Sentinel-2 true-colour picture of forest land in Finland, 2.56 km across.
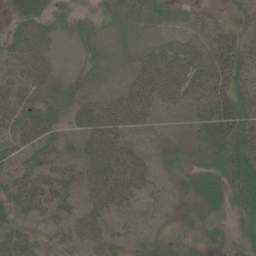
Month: June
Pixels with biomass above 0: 71%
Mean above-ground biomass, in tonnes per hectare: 33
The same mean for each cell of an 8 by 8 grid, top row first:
36 35 22 20 31 21 15 21
38 26 12 6 33 47 32 38
25 21 16 12 53 58 40 40
34 26 42 57 52 27 37 56
31 32 25 68 16 18 32 56
32 32 35 75 46 18 30 60
39 42 30 48 22 15 27 33
53 23 46 28 11 22 26 19
